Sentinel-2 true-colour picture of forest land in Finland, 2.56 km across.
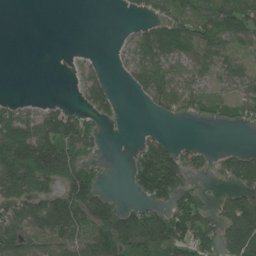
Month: June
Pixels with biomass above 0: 57%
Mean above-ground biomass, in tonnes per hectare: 73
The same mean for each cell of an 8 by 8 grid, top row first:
0 0 0 0 34 80 106 135
0 0 3 5 82 82 108 60
0 0 26 19 68 69 50 51
63 61 54 40 10 50 54 42
211 175 113 0 49 43 9 7
198 163 128 2 134 121 19 117
81 143 152 100 93 112 57 142
124 73 86 144 159 145 82 153
